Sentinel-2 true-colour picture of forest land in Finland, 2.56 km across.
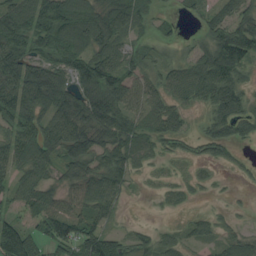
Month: August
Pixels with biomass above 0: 78%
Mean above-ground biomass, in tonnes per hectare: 60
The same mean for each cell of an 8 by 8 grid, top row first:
86 95 100 91 43 15 44 65
84 76 76 69 33 22 64 100
96 110 84 89 47 51 87 46
120 76 91 109 58 56 45 71
81 86 112 83 49 33 53 35
54 47 68 68 13 10 11 8
35 67 47 39 1 8 8 7
135 57 98 51 34 34 34 40
